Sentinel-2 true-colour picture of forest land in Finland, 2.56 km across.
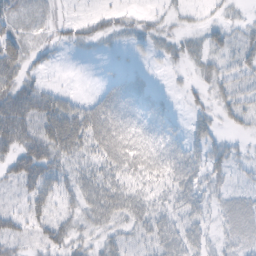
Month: February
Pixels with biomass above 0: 70%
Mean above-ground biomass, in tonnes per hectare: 31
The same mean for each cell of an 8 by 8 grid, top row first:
26 12 8 16 12 12 6 9
40 17 12 7 10 16 25 31
46 9 1 21 23 3 25 25
63 57 51 78 44 11 20 29
49 59 48 78 56 39 35 10
49 45 35 44 42 52 35 12
20 29 38 54 39 38 25 28
30 37 25 29 33 49 24 24
